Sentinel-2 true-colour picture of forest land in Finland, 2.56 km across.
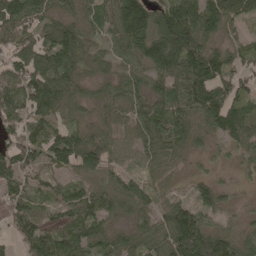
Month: May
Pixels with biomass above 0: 88%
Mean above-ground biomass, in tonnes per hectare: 83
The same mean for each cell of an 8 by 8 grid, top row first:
106 81 67 99 135 151 131 74
91 114 104 39 120 168 101 51
92 128 80 56 68 93 143 59
70 94 51 64 88 100 118 88
86 103 136 70 86 88 33 72
79 38 60 52 40 23 28 15
55 43 85 66 58 98 72 17
40 87 99 70 80 164 170 73
